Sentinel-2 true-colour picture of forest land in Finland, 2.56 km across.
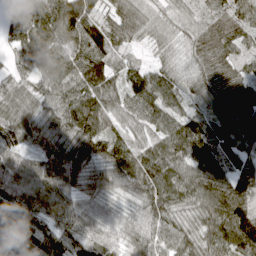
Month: April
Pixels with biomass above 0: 97%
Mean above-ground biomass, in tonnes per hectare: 81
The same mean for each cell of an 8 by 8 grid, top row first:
76 101 105 63 60 57 47 68
65 97 93 69 31 52 72 59
68 91 105 80 103 78 77 66
96 72 123 83 81 71 64 89
72 71 95 86 59 97 82 79
96 85 84 84 110 103 104 91
89 81 65 48 73 80 102 127
83 103 83 54 89 79 80 118
